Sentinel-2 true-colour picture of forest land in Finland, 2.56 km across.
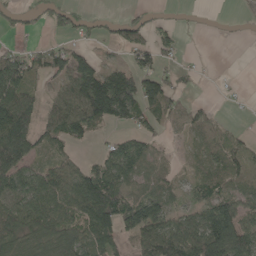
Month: May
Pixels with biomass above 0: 64%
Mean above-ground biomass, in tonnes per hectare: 61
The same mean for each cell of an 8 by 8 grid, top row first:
25 43 28 12 22 4 1 9
28 46 37 20 62 30 0 0
100 38 135 115 94 32 2 2
154 42 99 128 67 41 33 4
142 47 35 37 52 8 54 44
95 69 58 97 56 24 51 71
88 90 95 141 126 40 97 81
73 91 70 67 84 110 152 121
